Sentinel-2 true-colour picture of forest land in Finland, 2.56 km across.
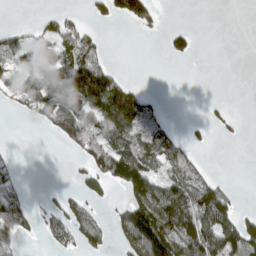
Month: April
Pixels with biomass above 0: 41%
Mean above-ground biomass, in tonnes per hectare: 60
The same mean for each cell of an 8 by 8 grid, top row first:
0 22 11 51 73 0 0 0
92 44 95 3 0 32 0 0
63 144 186 93 3 0 0 0
19 137 159 161 85 0 10 2
1 2 92 108 88 53 8 3
25 0 24 127 148 66 34 0
98 23 57 21 168 173 148 28
55 21 56 32 172 183 149 159
